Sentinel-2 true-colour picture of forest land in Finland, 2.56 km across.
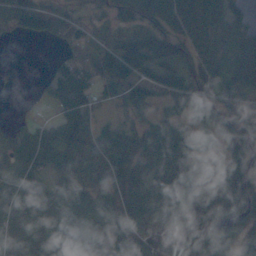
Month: October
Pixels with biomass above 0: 82%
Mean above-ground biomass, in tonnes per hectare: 73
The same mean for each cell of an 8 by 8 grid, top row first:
70 68 29 32 67 83 84 47
2 5 50 57 101 79 61 88
2 39 92 93 86 84 76 93
4 17 114 35 53 56 90 58
75 98 110 99 92 110 47 100
88 62 86 77 94 91 93 95
90 88 81 76 74 97 101 84
82 80 72 81 75 70 95 61
